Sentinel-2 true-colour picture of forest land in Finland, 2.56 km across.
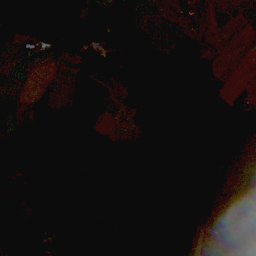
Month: October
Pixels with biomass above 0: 70%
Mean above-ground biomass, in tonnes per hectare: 59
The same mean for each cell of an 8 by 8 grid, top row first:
90 104 51 35 16 2 2 0
19 51 41 42 73 47 36 0
0 4 37 28 83 119 87 3
25 77 64 11 68 90 91 83
59 144 76 41 87 90 89 121
48 76 103 59 121 78 85 57
27 35 76 47 65 65 132 80
38 39 91 31 80 125 38 21
